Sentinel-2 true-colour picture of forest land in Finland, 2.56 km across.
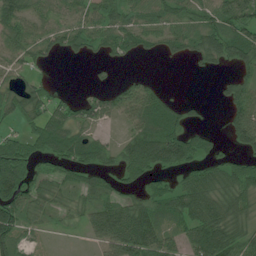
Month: July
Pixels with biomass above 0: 69%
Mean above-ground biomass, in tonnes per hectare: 56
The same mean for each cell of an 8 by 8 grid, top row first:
72 42 50 58 56 64 57 87
52 45 41 49 45 45 66 78
28 16 0 12 23 0 2 46
55 58 49 47 89 59 7 75
63 83 75 26 122 116 41 43
145 43 42 39 70 27 47 78
101 42 44 81 75 60 75 63
60 5 8 96 100 40 108 74
